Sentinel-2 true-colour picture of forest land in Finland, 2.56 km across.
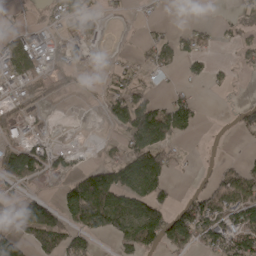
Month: April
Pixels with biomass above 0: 45%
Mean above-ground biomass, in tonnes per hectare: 43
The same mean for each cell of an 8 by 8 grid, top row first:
15 24 55 9 9 0 2 31
95 72 39 5 24 57 20 31
68 42 15 26 19 14 24 5
35 13 0 63 140 104 3 18
67 34 6 15 116 37 1 4
86 45 40 62 125 15 13 65
34 46 75 81 63 29 68 95
80 59 42 21 55 50 53 104
